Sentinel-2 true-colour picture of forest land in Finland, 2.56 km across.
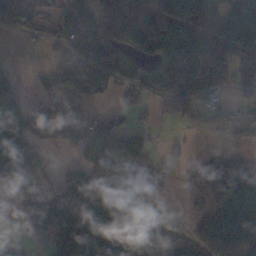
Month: November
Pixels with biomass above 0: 69%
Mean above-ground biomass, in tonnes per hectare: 92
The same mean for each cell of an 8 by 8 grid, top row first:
62 30 112 97 84 171 127 156
1 38 148 106 80 182 106 126
24 43 127 92 85 166 130 45
103 123 98 35 36 42 42 20
180 89 112 143 58 16 5 8
79 43 93 184 130 26 65 125
34 180 171 155 94 2 76 135
56 75 116 158 201 38 97 96
